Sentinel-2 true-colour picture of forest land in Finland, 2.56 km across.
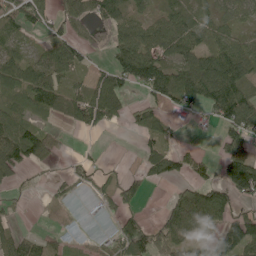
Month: June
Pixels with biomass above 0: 66%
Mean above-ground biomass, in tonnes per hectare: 57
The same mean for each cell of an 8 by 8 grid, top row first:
65 39 71 65 39 59 41 39
34 57 59 42 89 86 65 66
63 68 21 74 93 98 132 97
60 59 60 64 57 32 36 113
128 55 3 0 29 25 1 80
42 10 34 22 45 47 41 195
13 7 44 43 19 59 103 40
58 28 39 47 78 75 74 129
